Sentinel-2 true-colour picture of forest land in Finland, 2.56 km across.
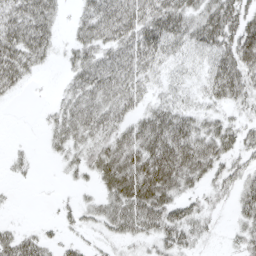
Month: April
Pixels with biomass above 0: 74%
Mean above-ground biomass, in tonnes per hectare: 36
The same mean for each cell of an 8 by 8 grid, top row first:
47 42 25 58 50 57 52 46
62 32 36 43 52 32 43 68
39 1 39 51 32 19 37 54
0 11 49 40 31 43 25 19
3 13 35 47 61 72 51 37
7 0 16 67 90 73 36 31
2 2 23 46 77 50 24 31
42 20 16 19 25 41 11 22
